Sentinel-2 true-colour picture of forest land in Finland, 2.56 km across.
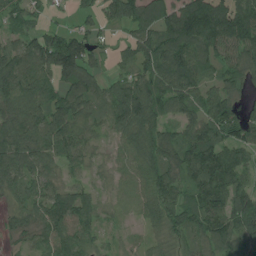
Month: July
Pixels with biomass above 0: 88%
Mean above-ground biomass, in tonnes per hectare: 77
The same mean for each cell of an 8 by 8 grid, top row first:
57 25 29 52 82 107 175 140
61 122 112 29 85 121 104 99
104 67 102 45 79 100 68 59
93 92 77 76 121 60 80 52
117 87 70 31 95 88 117 95
88 64 33 31 64 70 134 79
42 91 80 24 54 74 111 100
20 71 74 23 23 46 79 77
